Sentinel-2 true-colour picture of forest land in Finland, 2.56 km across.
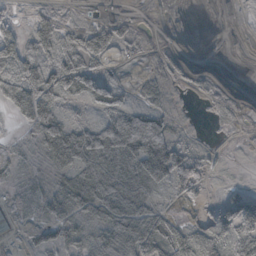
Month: October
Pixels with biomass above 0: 69%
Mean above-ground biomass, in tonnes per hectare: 41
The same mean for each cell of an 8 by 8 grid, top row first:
28 35 8 15 2 0 1 1
66 61 79 46 10 6 0 1
110 98 71 20 24 18 8 0
56 72 9 58 65 10 3 5
8 69 90 106 160 50 5 1
15 14 52 86 88 86 27 1
11 38 64 78 64 13 17 67
2 34 41 84 96 54 46 79
